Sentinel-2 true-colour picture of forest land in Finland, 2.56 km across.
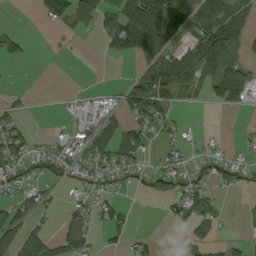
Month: September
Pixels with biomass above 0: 46%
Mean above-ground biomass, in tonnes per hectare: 43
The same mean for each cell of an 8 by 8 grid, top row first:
0 72 76 52 145 108 102 90
35 2 1 54 142 74 153 56
1 0 0 1 62 131 97 115
20 0 26 34 76 19 5 15
44 22 40 72 49 16 11 10
25 17 22 31 26 45 18 30
55 25 29 34 0 36 38 2
70 56 63 22 17 3 34 13
